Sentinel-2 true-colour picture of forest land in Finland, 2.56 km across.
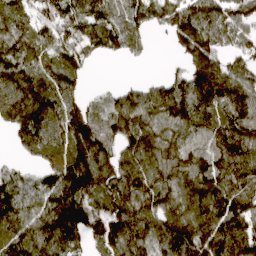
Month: April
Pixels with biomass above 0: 87%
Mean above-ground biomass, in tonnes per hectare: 120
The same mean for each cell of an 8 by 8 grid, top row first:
108 107 126 124 113 143 121 102
119 90 93 77 39 52 128 75
165 114 66 5 25 75 173 130
142 159 107 92 129 127 117 122
42 119 160 96 153 109 113 156
67 101 206 150 149 120 137 146
120 131 143 128 143 116 144 134
134 132 87 175 123 160 195 208
